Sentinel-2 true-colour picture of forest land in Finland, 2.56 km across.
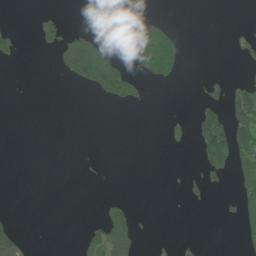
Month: June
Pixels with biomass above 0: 16%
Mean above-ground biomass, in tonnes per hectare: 23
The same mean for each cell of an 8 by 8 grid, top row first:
0 13 0 0 15 0 0 0
30 19 90 15 75 65 0 22
0 0 65 139 40 22 17 20
0 0 0 1 2 1 63 115
0 0 0 0 0 8 120 102
0 0 3 0 0 2 39 79
0 0 0 30 0 1 5 59
46 0 19 98 7 11 2 24
